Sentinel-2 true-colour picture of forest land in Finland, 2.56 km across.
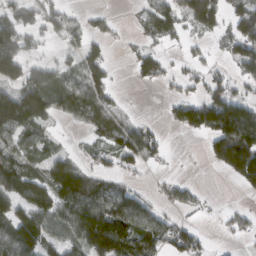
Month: March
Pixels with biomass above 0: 58%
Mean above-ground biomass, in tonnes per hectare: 73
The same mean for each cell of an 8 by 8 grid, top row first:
82 71 24 14 39 76 142 99
117 15 64 13 36 17 25 103
89 100 75 40 36 26 57 63
179 90 64 60 3 58 155 166
75 39 10 63 98 0 52 202
128 101 100 46 16 11 1 123
104 103 143 117 74 45 12 23
141 79 113 193 122 91 16 20
